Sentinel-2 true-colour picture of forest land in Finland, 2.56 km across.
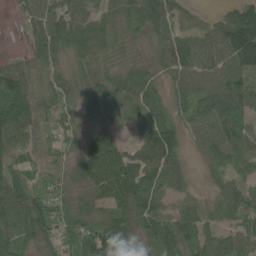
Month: June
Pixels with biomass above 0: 91%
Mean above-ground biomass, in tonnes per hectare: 79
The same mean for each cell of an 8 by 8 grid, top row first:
11 87 82 58 93 59 25 107
4 83 77 64 51 89 75 150
122 62 77 93 72 66 83 83
139 57 61 54 55 55 95 78
85 53 70 66 92 77 66 84
89 73 80 124 121 85 25 46
120 116 82 84 103 42 52 91
94 91 130 114 72 104 66 88
